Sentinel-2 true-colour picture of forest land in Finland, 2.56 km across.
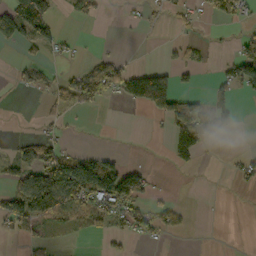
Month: October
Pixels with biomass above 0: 32%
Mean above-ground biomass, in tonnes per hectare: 33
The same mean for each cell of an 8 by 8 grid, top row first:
96 63 24 1 10 19 32 43
17 40 7 1 0 14 8 32
11 20 45 77 126 50 12 94
0 17 19 0 22 84 64 11
23 39 2 0 0 71 18 0
43 90 146 128 45 1 0 24
84 54 80 76 41 32 1 0
17 18 6 16 23 2 0 0
